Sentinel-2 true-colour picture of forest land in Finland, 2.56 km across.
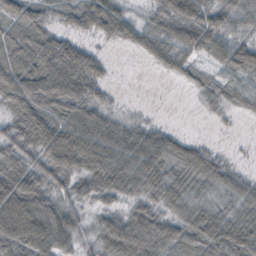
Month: October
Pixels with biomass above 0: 83%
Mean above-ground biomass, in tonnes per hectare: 48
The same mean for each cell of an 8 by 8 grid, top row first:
43 40 40 66 22 71 54 57
63 69 46 9 37 54 46 45
70 75 82 15 0 14 21 30
48 64 67 28 4 0 12 16
70 91 86 65 65 48 17 2
81 61 45 58 47 45 53 27
97 63 22 23 43 40 43 41
82 60 23 77 88 57 70 71
